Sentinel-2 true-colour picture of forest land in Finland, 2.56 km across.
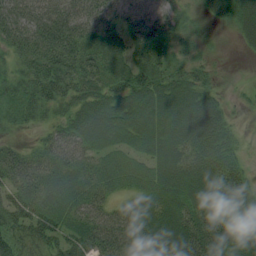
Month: August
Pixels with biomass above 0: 90%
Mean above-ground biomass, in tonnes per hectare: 52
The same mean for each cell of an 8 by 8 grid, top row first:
62 54 49 47 44 46 22 58
56 86 81 47 51 29 11 10
46 84 73 57 70 55 31 3
47 36 45 64 63 64 62 9
18 36 51 43 45 57 59 18
56 54 49 57 56 65 66 52
65 59 55 40 53 59 67 74
62 53 63 62 62 66 78 70
